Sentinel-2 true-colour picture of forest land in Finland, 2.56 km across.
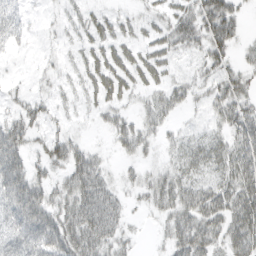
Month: March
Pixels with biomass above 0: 66%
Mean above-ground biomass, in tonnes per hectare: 32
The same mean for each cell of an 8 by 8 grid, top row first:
31 3 16 16 15 34 58 24
16 4 15 28 23 31 46 17
4 9 14 41 27 16 24 35
23 19 8 21 22 20 19 40
52 30 19 15 28 16 28 46
65 25 54 17 20 33 24 58
70 54 62 44 13 45 58 58
67 70 62 38 4 40 49 57
